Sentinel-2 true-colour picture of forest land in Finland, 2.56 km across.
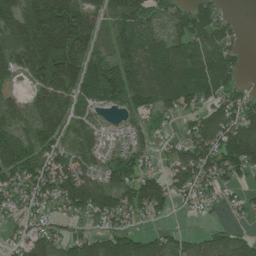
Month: July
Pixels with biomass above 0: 79%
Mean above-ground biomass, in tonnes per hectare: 90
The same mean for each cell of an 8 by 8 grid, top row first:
124 212 159 111 85 69 103 9
116 210 158 86 106 115 112 38
52 157 142 151 108 130 96 35
69 130 51 21 77 69 84 105
122 87 79 23 46 43 127 178
95 104 109 82 92 73 87 60
47 45 97 103 94 34 19 35
37 82 71 101 84 62 59 61
